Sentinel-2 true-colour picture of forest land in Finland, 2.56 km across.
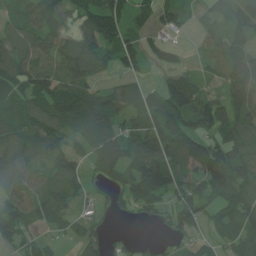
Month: June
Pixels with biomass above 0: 77%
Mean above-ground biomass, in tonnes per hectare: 82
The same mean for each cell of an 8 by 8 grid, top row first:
57 111 80 139 52 66 32 80
93 80 98 88 62 29 42 63
112 107 102 36 41 76 30 100
91 120 144 101 107 143 115 78
101 88 64 119 110 148 106 85
100 62 67 74 146 117 142 106
94 102 40 30 63 100 67 107
64 25 41 31 14 36 40 86
